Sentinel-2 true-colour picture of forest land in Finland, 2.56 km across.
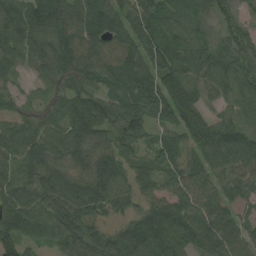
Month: August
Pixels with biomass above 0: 94%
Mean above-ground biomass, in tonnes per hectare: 74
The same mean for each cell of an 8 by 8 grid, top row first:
90 88 78 77 90 60 48 43
81 76 85 85 103 71 81 72
36 55 83 54 93 102 76 85
61 72 102 76 76 104 51 56
79 90 71 47 45 62 83 90
73 73 51 83 53 62 64 67
92 77 80 54 44 80 77 34
90 53 89 57 108 105 94 79
